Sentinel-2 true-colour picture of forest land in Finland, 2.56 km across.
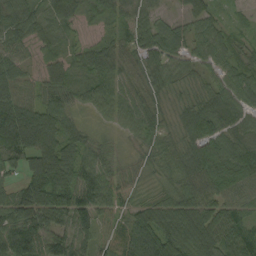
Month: September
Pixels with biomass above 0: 94%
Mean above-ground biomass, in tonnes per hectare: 63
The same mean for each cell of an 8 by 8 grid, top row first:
65 44 40 42 49 27 60 14
50 30 30 43 75 58 69 35
70 56 54 71 50 49 35 65
133 80 32 58 68 35 92 64
143 99 76 23 39 45 95 74
21 74 86 54 17 58 105 93
67 55 91 54 45 68 77 54
117 67 73 33 140 104 64 96
